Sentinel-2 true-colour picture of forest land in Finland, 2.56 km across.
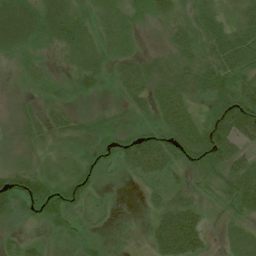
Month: July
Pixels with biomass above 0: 94%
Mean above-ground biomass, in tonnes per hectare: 37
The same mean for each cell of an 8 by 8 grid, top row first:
75 50 33 30 24 27 43 32
41 21 43 31 10 29 42 80
13 27 37 29 42 31 35 48
21 27 18 14 31 56 30 79
21 21 30 30 73 68 77 47
51 40 44 12 38 28 36 56
53 82 34 9 17 56 22 42
26 15 28 9 16 95 25 19
